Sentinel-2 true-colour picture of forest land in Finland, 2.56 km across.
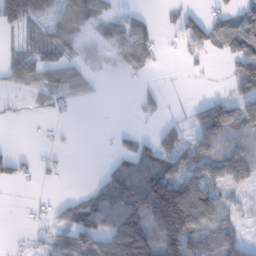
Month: January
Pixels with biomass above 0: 58%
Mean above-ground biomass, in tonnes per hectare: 56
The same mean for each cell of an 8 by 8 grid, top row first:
136 79 85 41 25 29 35 68
21 78 56 63 62 13 43 119
61 49 50 21 10 1 4 65
10 22 4 0 15 10 83 85
3 12 0 8 27 56 102 87
41 10 0 70 124 101 118 96
1 16 65 95 133 211 137 25
7 35 76 115 128 139 64 58
